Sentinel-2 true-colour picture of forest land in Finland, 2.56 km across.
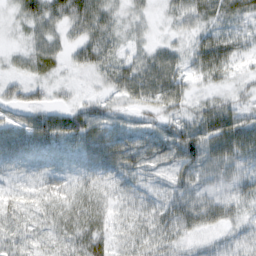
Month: February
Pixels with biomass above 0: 92%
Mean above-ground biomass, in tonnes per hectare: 38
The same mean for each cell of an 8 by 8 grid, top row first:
21 46 57 31 16 26 36 34
11 37 41 32 21 27 52 28
23 24 8 34 59 42 23 17
33 46 51 29 24 32 48 43
68 67 67 81 58 72 79 82
23 33 32 41 33 39 35 36
30 28 46 23 29 50 47 29
28 26 45 29 29 31 17 23
